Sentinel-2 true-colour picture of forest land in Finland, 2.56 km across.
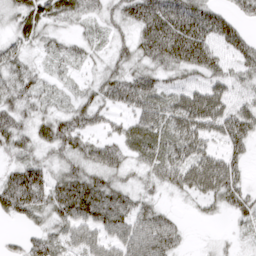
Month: March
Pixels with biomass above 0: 81%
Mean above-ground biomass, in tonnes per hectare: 46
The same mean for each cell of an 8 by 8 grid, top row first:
38 48 37 33 73 84 70 34
35 24 26 26 50 86 58 52
51 21 17 48 56 29 46 37
51 34 53 31 56 60 81 51
49 52 48 40 49 61 41 41
61 45 62 44 27 59 87 37
59 53 77 78 39 10 20 42
11 50 49 46 73 36 7 15
